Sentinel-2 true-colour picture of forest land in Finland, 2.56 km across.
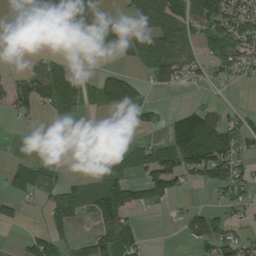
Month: August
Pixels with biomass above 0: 54%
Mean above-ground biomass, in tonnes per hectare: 56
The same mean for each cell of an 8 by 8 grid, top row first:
73 121 92 37 82 100 124 110
7 17 13 71 68 86 50 113
50 114 60 64 25 53 35 34
52 22 24 24 48 35 62 31
6 3 2 13 43 110 127 55
56 46 17 87 75 113 92 71
38 47 54 116 37 14 39 37
8 76 35 117 30 5 81 69
